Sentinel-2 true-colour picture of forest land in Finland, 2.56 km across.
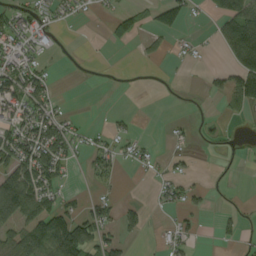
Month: September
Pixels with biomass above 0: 35%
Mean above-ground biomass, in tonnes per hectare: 35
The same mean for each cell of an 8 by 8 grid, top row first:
48 27 13 25 34 68 22 129
39 12 0 7 10 7 6 153
65 39 1 0 0 1 17 104
51 49 3 5 0 0 2 24
88 99 24 27 15 9 4 7
113 74 6 30 6 27 5 3
128 63 26 33 28 31 17 8
73 96 120 39 13 35 0 17
